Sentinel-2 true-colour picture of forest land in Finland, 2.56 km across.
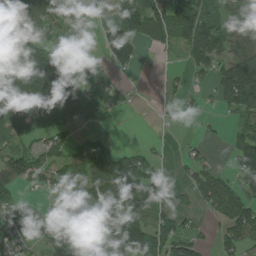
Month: July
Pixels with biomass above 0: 61%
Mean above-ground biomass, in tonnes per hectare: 65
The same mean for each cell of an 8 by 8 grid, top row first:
101 86 6 28 123 109 85 56
112 53 31 130 43 46 114 105
85 113 52 34 2 17 30 188
101 69 56 23 2 8 12 95
42 56 43 39 10 6 15 77
99 59 73 162 122 7 65 69
34 4 27 153 104 30 47 91
48 7 100 173 107 86 22 74
